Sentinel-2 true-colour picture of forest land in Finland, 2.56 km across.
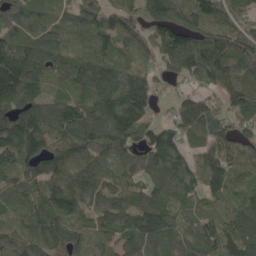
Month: May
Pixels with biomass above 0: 92%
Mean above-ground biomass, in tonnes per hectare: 113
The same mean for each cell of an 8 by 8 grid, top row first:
90 87 92 104 120 165 131 115
145 105 50 73 102 158 162 158
219 94 135 130 124 52 102 125
147 139 136 171 119 71 103 95
188 130 137 110 80 106 107 117
100 130 124 81 72 124 122 72
88 131 116 116 127 87 52 80
106 119 86 87 119 86 104 128
